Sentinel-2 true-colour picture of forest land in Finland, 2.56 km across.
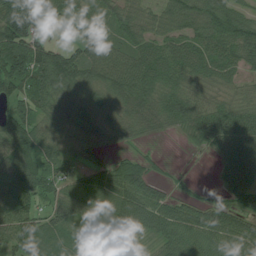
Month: July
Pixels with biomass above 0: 87%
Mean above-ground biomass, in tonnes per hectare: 77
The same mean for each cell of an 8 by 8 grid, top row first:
154 92 72 65 63 71 89 59
149 92 81 83 79 77 87 95
105 110 88 94 103 78 72 48
83 58 73 62 86 93 89 86
116 70 39 31 18 4 64 128
119 103 48 76 74 10 2 106
124 64 71 83 110 73 59 65
115 83 51 36 19 87 84 93
